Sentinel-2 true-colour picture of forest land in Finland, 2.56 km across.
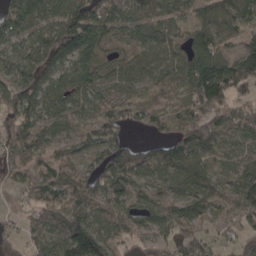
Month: April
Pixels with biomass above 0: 86%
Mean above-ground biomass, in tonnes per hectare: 90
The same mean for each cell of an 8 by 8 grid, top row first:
120 89 144 105 121 61 72 72
77 126 152 47 91 64 123 68
103 87 94 56 73 60 199 179
126 79 70 83 56 47 157 92
95 60 56 111 46 121 121 87
63 84 81 114 82 100 82 84
23 105 116 87 87 73 65 105
55 90 184 80 53 56 50 48
